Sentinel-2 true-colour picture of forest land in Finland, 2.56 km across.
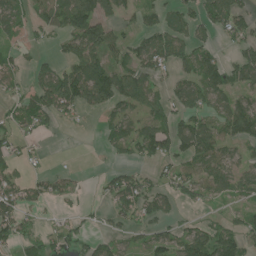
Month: June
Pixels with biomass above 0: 61%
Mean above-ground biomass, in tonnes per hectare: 58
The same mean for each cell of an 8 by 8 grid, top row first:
51 67 110 54 34 45 77 84
33 18 100 67 62 79 48 48
42 83 125 105 70 50 94 69
57 81 50 51 58 55 63 99
42 4 0 48 84 78 85 64
42 42 11 37 37 67 76 67
76 19 22 41 76 28 25 38
62 44 38 41 36 69 91 72
